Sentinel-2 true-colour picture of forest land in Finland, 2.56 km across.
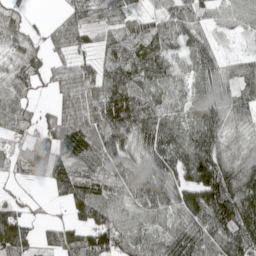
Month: May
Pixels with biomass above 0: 88%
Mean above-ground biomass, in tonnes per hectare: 79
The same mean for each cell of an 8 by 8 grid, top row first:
48 9 61 32 44 65 40 58
72 64 66 68 95 54 61 6
73 52 116 95 73 55 69 69
72 25 110 128 104 58 79 63
40 88 106 94 93 112 118 61
33 104 77 77 96 91 165 131
46 11 85 81 81 84 161 155
119 50 93 96 80 97 96 135
